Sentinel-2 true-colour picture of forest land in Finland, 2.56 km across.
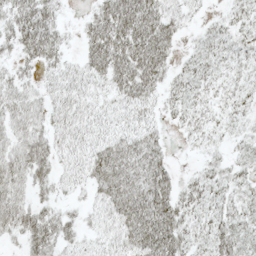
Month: May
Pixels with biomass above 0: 77%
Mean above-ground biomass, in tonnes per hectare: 29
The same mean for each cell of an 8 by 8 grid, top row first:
37 34 9 56 58 27 8 18
27 42 18 57 61 17 20 18
23 18 29 40 50 19 19 13
38 28 30 20 22 16 15 12
38 34 28 33 39 3 11 9
42 28 21 56 45 17 20 15
47 21 10 41 65 43 20 17
14 45 18 27 65 49 26 23
